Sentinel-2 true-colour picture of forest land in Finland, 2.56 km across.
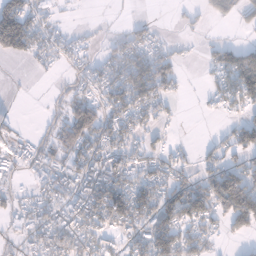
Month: January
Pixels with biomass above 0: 60%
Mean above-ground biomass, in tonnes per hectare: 60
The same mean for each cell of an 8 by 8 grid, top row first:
158 45 1 2 6 6 23 35
116 56 29 39 70 21 25 55
2 6 37 92 138 59 24 107
1 12 92 76 79 13 10 45
27 27 89 80 42 14 24 85
16 50 96 114 71 67 77 99
39 75 103 135 112 123 90 136
32 98 102 50 104 125 46 24
